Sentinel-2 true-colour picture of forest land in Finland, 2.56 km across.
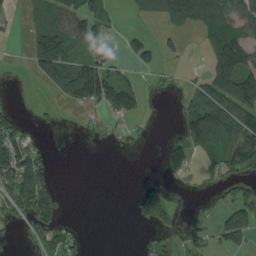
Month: August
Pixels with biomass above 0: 42%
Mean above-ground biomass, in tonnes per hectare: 52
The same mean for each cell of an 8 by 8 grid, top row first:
11 71 118 24 39 101 94 93
1 153 59 37 52 20 38 136
0 80 207 102 10 5 57 137
28 7 16 73 26 19 121 145
108 11 2 9 9 48 95 126
126 59 0 0 1 24 18 54
55 78 0 0 56 19 16 78
10 59 30 0 12 19 39 59
